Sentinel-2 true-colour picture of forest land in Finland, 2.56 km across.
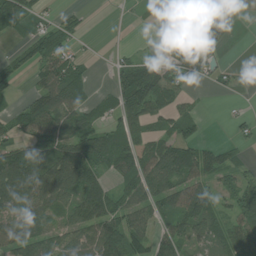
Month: July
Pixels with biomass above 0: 65%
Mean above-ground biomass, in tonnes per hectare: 62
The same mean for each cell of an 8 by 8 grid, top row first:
84 26 22 1 1 22 32 7
32 100 22 8 12 64 94 1
41 86 56 43 130 60 33 13
49 125 63 47 84 58 7 16
55 92 101 77 59 85 39 32
118 89 105 45 100 93 67 50
89 76 89 88 79 85 89 87
95 73 69 124 74 91 62 80
